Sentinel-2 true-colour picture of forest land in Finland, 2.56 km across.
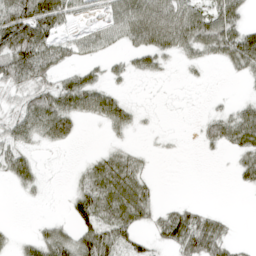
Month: April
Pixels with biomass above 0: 57%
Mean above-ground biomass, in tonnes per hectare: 33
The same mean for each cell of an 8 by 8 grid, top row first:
85 91 25 40 58 46 53 37
97 60 33 22 49 44 41 72
50 37 38 18 11 4 4 10
32 61 46 54 9 3 11 25
47 27 6 13 5 4 17 41
39 7 18 68 27 0 0 23
0 2 45 54 44 23 10 0
12 52 50 55 24 51 65 6
